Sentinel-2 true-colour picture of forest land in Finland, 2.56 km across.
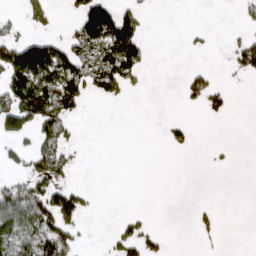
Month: March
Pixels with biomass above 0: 29%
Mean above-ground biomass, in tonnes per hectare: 44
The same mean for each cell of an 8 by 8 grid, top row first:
15 48 76 130 34 0 0 21
110 108 86 142 60 0 9 55
118 118 114 107 19 5 49 10
129 139 31 0 0 1 32 0
40 85 16 0 0 25 4 0
46 106 5 0 0 0 0 0
135 124 69 0 3 0 14 0
104 116 28 35 66 0 10 0
